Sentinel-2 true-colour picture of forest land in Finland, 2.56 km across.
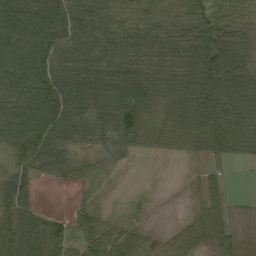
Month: September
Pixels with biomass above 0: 83%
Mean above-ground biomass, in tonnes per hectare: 70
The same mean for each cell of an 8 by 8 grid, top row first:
120 124 84 57 51 46 62 53
118 131 91 80 73 79 121 77
129 132 121 96 102 90 162 114
114 141 93 102 104 83 162 117
78 95 45 60 44 40 92 86
59 29 29 5 0 0 27 1
80 8 17 3 11 1 51 5
87 79 32 46 30 28 46 21
